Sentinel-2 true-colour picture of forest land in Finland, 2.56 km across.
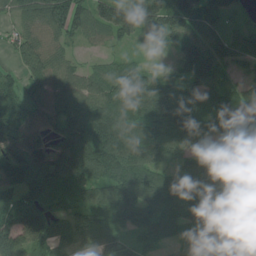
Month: July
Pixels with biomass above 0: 90%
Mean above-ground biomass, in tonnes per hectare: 105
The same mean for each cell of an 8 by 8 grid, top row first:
70 126 101 153 164 125 94 43
72 80 30 34 14 64 119 120
56 114 78 91 94 71 83 51
89 96 101 145 118 141 124 128
111 85 154 198 174 145 100 117
119 121 123 118 120 94 112 108
107 96 116 153 154 136 121 140
129 115 68 102 75 66 72 87
